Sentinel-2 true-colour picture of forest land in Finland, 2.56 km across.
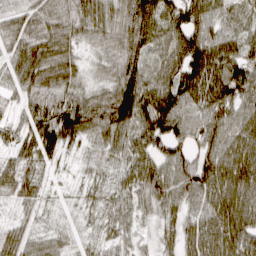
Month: March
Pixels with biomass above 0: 95%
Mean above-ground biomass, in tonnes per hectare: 61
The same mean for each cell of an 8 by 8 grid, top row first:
40 54 60 56 97 77 71 35
51 77 34 46 78 86 97 63
53 70 40 53 86 90 95 85
29 71 93 100 93 87 73 62
50 71 35 57 65 71 70 70
65 20 12 28 79 81 95 93
29 18 17 42 38 51 73 94
55 34 13 35 20 45 77 83
